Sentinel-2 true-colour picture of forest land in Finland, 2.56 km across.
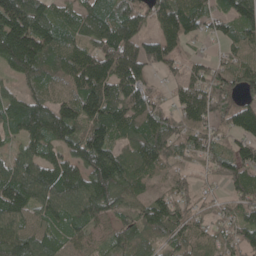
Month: May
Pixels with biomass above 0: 90%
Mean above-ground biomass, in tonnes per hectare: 92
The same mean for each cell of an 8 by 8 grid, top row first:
153 98 87 103 73 118 64 104
173 127 90 127 83 72 13 83
53 77 110 127 67 27 72 82
104 137 145 130 96 62 73 102
54 100 117 117 119 72 61 61
149 135 122 153 82 48 27 75
139 121 119 99 79 77 37 58
133 89 60 58 70 73 72 66
